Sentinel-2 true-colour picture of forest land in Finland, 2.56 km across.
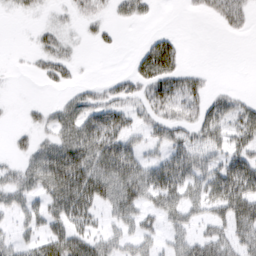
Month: March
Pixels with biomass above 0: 55%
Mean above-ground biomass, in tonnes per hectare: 29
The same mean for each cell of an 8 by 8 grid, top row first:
7 6 18 14 17 0 13 25
1 22 5 6 21 29 0 0
0 18 8 12 43 44 11 0
1 16 40 44 28 32 36 32
10 28 56 57 27 38 35 33
28 57 63 69 59 60 39 73
27 36 53 38 39 43 36 64
21 41 43 30 32 22 37 40
